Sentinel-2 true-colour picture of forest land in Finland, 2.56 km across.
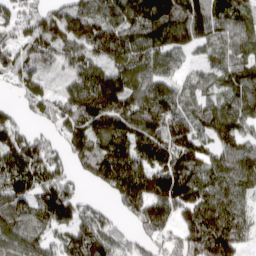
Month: April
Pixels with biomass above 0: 88%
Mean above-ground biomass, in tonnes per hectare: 120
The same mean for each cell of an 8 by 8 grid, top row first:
90 115 106 99 138 144 135 87
90 116 124 133 113 105 70 83
79 53 111 152 107 66 57 101
42 92 176 175 157 131 100 116
145 84 130 164 157 157 84 101
168 116 62 217 212 193 134 123
123 134 104 49 164 148 155 100
127 96 167 108 71 100 200 97
